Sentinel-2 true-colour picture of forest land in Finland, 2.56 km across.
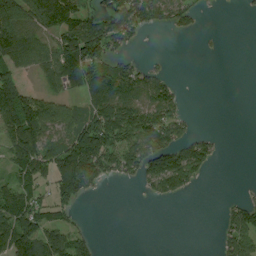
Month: August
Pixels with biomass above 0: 52%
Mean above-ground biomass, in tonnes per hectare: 74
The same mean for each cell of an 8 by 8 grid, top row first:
141 136 105 110 111 80 6 5
138 88 174 84 8 0 6 0
63 51 139 155 95 19 0 0
153 99 64 162 117 71 0 0
125 101 154 122 130 106 58 0
77 77 189 61 110 181 22 0
135 82 22 0 1 1 0 78
153 137 62 0 0 0 0 149
